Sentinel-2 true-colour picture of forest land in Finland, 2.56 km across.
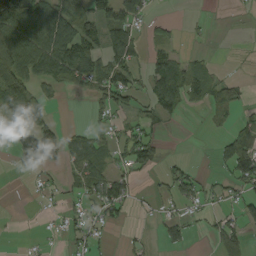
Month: August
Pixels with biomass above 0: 47%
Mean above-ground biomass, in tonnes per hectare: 44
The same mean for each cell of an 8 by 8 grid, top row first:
142 110 84 75 36 2 3 2
102 129 98 88 23 24 4 1
121 57 55 90 40 103 56 19
64 34 0 46 28 49 17 22
52 119 73 42 71 0 2 98
9 10 46 65 11 40 11 83
0 8 29 56 4 21 18 40
1 5 30 8 12 37 15 51
